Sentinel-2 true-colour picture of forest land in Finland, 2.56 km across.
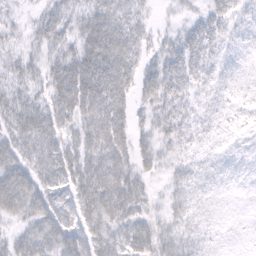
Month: February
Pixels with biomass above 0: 90%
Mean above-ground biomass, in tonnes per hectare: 35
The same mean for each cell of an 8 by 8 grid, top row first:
9 29 34 55 18 9 32 18
15 30 45 74 27 35 40 10
25 34 72 79 41 51 26 11
43 41 54 72 19 41 12 16
39 37 42 71 25 36 10 9
60 34 51 72 30 24 14 7
51 42 44 64 28 27 10 4
33 45 46 44 46 39 14 5
